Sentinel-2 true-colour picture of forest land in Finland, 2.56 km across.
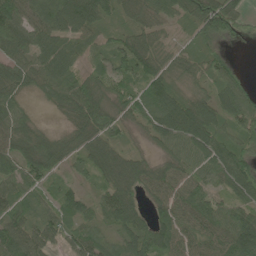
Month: June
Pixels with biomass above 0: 90%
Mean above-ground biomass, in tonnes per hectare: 69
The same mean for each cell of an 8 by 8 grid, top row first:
99 97 121 42 63 58 150 60
62 81 61 47 71 23 43 6
74 72 72 70 86 37 48 54
61 15 90 60 60 99 78 89
76 70 58 50 18 74 95 61
87 63 31 66 70 70 69 96
62 40 67 88 47 88 85 68
96 68 75 45 98 87 76 115
